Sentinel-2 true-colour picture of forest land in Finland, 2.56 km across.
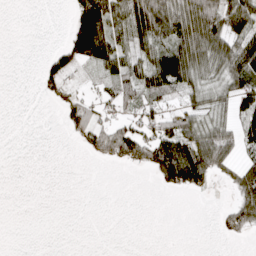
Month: April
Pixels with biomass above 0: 46%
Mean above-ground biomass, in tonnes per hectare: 49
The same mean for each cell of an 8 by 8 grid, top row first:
0 0 113 97 157 148 141 131
0 8 142 95 61 121 108 100
0 51 13 51 84 121 48 90
0 2 80 29 40 43 45 52
0 0 18 156 99 120 106 57
0 0 0 0 5 119 71 69
0 0 0 0 0 0 0 111
0 0 0 0 0 0 0 16
